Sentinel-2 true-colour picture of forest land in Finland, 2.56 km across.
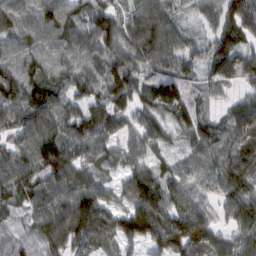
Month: February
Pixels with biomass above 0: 93%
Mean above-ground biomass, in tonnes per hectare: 84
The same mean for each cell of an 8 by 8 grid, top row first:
98 107 85 74 61 46 56 109
85 94 101 95 96 79 55 84
107 88 89 96 78 93 59 60
92 93 77 94 67 81 35 77
78 114 89 65 78 39 85 84
112 94 98 42 90 61 56 73
65 97 130 83 146 105 64 99
61 98 97 66 92 136 104 70
